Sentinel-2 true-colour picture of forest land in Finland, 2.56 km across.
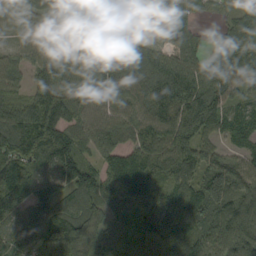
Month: September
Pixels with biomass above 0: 92%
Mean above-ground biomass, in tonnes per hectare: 119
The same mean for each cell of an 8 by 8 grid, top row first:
23 78 112 117 112 125 35 100
62 99 117 86 83 95 79 130
75 120 111 127 124 149 180 118
85 163 99 87 111 146 175 56
149 203 100 114 155 165 75 57
159 87 171 107 185 130 130 136
106 113 115 86 128 100 115 154
88 173 190 133 162 157 140 166
